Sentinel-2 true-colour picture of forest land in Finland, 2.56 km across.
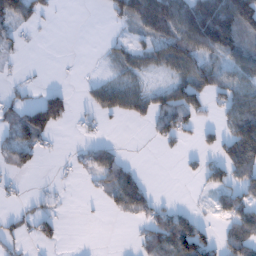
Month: January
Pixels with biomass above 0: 46%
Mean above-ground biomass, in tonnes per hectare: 42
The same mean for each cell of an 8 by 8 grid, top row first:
66 15 0 35 103 100 153 154
17 0 0 18 39 88 83 78
9 2 5 32 26 52 72 63
52 143 8 54 45 92 28 91
69 27 14 18 2 26 20 123
17 1 16 75 16 2 28 45
14 18 1 27 47 17 8 45
36 34 0 0 33 93 44 68
